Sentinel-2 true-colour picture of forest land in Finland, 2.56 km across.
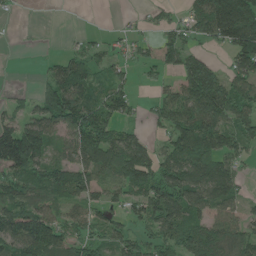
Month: June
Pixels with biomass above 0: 71%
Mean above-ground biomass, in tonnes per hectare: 78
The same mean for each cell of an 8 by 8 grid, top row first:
7 0 0 1 14 24 143 196
1 0 23 28 30 104 29 129
0 53 88 58 22 54 164 81
29 84 108 90 20 114 139 77
219 89 139 139 72 98 116 84
78 70 100 96 129 113 140 49
80 64 60 57 96 144 93 55
105 144 72 62 52 99 103 93
